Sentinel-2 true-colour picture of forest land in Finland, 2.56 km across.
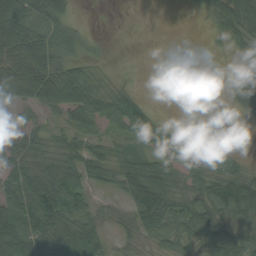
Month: September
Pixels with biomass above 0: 66%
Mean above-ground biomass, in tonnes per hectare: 42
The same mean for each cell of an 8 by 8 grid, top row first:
103 71 4 0 0 0 22 92
124 86 23 2 0 0 4 27
104 101 72 18 1 0 0 28
24 32 59 57 42 0 0 16
42 43 35 27 33 22 5 2
47 80 52 32 69 51 55 50
65 72 54 12 79 52 67 81
101 76 73 17 27 49 70 62
